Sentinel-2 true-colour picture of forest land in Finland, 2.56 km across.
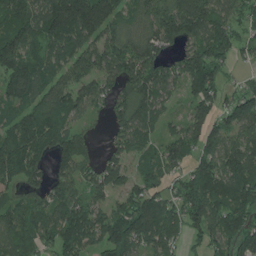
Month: July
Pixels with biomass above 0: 83%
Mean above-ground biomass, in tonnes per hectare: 112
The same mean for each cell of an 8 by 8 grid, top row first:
123 178 249 130 87 187 140 64
146 111 120 105 127 85 155 69
142 108 100 100 156 100 169 29
73 129 66 79 109 23 115 126
127 121 83 57 75 104 95 97
92 90 102 120 73 67 141 142
74 125 130 85 138 99 168 147
104 87 156 172 122 97 88 106
